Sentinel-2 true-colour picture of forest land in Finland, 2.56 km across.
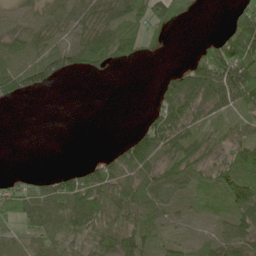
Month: May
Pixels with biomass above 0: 66%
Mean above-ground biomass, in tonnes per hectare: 43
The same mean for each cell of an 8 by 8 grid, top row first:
22 31 51 52 62 73 1 73
32 34 61 68 29 0 46 104
51 50 5 3 0 44 112 121
0 0 0 0 10 71 39 39
0 0 0 10 76 55 36 56
20 27 51 66 53 55 42 78
68 70 85 74 55 25 18 77
34 55 59 65 57 21 17 69
